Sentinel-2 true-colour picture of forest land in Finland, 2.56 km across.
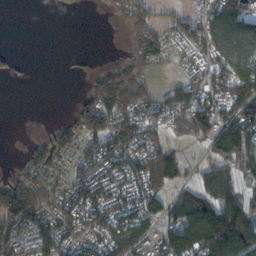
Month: November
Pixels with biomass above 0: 65%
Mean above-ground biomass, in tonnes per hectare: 74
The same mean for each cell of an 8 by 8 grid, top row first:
0 0 4 26 81 37 103 124
4 0 5 1 113 57 136 111
14 0 12 79 56 27 103 117
0 2 58 89 73 99 120 120
0 70 77 108 101 31 54 136
47 63 77 112 126 60 74 58
153 83 119 105 100 63 130 101
88 94 92 116 98 115 153 162
